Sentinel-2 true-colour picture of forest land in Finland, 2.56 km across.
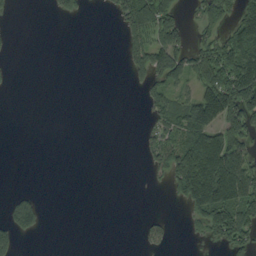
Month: September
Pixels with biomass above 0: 33%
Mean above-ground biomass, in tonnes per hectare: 48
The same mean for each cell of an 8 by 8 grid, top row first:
4 4 19 20 143 63 70 89
3 0 0 0 117 126 74 192
3 0 0 0 44 76 92 166
0 0 0 0 16 80 139 139
0 0 0 0 30 91 166 93
0 0 0 0 4 110 174 138
87 7 0 0 0 5 162 122
45 0 0 0 22 6 32 76
